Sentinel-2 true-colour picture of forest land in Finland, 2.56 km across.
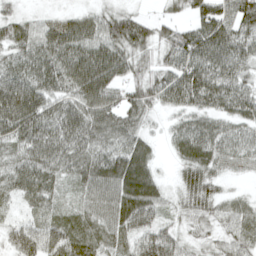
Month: April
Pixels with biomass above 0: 93%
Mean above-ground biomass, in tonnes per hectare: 59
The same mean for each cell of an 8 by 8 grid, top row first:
35 17 26 47 25 31 73 72
54 65 71 72 52 84 100 70
66 67 91 73 56 82 98 56
100 70 80 82 53 43 62 59
51 81 73 59 31 46 81 52
55 59 62 82 63 26 64 15
25 50 50 65 76 32 52 42
47 75 73 64 63 51 30 52
